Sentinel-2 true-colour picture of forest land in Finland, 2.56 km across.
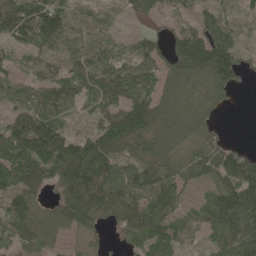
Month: May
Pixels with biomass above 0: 84%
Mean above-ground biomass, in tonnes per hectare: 86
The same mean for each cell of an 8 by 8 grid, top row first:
151 163 62 29 48 64 73 51
53 65 90 54 66 93 180 76
56 78 96 126 93 80 111 60
78 129 56 84 110 83 57 3
155 178 96 103 70 77 65 20
113 103 171 120 99 87 81 166
77 54 139 94 105 62 61 162
53 62 28 18 76 65 31 122
